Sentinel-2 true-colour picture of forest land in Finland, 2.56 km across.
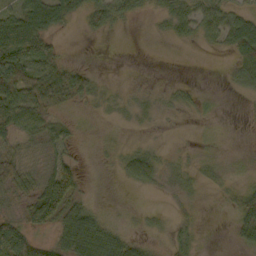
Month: October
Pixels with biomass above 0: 57%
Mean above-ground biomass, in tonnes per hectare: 25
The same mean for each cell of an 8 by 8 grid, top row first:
46 57 24 37 11 36 43 33
82 35 0 0 0 4 11 63
81 54 36 1 1 3 0 27
55 32 7 5 7 6 4 1
21 28 9 6 5 1 2 1
44 38 28 3 43 8 9 5
12 82 44 3 5 4 1 42
76 19 96 67 18 19 1 33
